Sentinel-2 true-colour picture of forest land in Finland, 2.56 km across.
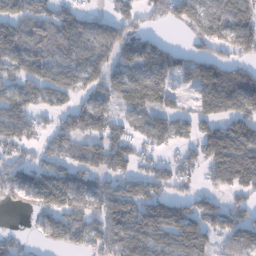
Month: January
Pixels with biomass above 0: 72%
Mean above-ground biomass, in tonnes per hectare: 83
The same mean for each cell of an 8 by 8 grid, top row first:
105 67 57 54 42 68 89 113
103 72 77 92 97 45 63 96
67 85 77 72 126 66 134 128
86 46 91 65 92 69 66 91
62 54 60 98 53 49 121 131
81 103 74 74 67 61 53 163
21 95 77 121 119 117 82 55
32 39 77 116 134 138 87 81
